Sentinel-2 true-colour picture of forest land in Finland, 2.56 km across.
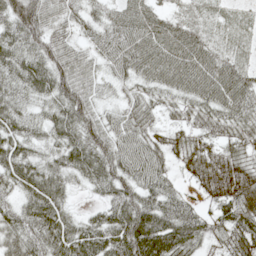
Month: May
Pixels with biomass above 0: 92%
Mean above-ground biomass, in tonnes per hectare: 45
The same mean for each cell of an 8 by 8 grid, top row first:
76 48 33 37 54 29 19 14
52 55 32 50 61 60 39 17
50 64 54 27 37 54 63 49
46 36 64 25 41 22 46 50
50 33 64 56 48 25 30 36
52 55 34 58 52 19 39 40
38 66 11 45 61 50 19 49
50 60 64 62 93 71 27 45
